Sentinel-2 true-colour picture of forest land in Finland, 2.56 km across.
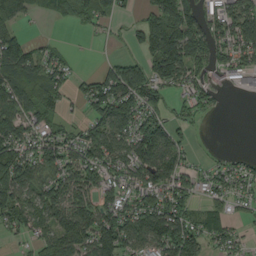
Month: September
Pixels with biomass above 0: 70%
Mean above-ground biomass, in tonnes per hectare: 69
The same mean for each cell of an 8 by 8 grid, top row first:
67 31 54 45 39 140 67 114
88 29 3 10 59 141 94 116
96 73 28 89 100 77 53 44
87 63 20 123 94 40 36 0
93 77 72 83 124 65 1 0
124 74 84 56 79 92 42 55
89 75 98 75 89 91 51 21
19 53 101 107 85 132 61 34
